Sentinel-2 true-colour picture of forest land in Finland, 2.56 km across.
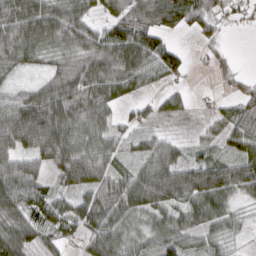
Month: March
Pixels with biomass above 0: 82%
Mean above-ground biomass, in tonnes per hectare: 65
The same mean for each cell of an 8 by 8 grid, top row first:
83 94 73 56 72 80 68 30
83 68 78 105 105 37 22 1
27 66 112 77 57 26 4 26
109 126 76 43 25 31 19 44
97 97 87 52 38 44 32 57
85 49 104 65 88 103 111 94
87 83 62 81 93 66 79 27
106 39 36 87 55 67 37 14
